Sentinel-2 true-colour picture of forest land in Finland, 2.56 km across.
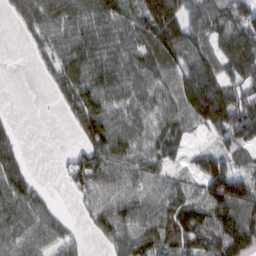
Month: February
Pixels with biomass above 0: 79%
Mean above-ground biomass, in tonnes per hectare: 74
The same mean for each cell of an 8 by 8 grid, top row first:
43 83 81 80 85 109 83 82
1 71 99 79 83 114 57 113
0 31 101 88 84 79 109 96
3 1 106 78 77 73 146 121
41 0 42 98 66 57 26 106
77 1 83 86 84 31 133 93
94 51 22 80 70 78 104 122
82 74 26 61 77 89 86 132
